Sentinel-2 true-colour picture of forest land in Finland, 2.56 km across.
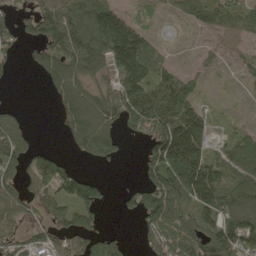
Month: May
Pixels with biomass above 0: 68%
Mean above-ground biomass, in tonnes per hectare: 93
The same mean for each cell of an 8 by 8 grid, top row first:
58 117 153 153 25 33 71 87
34 93 158 229 161 4 19 29
7 60 112 71 168 79 20 19
37 4 148 133 165 146 45 6
108 11 82 99 53 241 83 110
82 126 94 5 53 228 189 122
90 59 115 15 140 145 119 139
56 58 95 103 38 151 143 162
